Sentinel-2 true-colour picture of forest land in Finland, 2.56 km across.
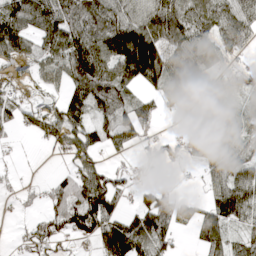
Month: April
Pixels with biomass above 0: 73%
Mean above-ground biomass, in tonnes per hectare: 66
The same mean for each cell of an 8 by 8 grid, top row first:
110 109 100 97 101 90 80 93
92 79 131 154 220 79 64 57
24 46 99 119 105 84 50 45
50 53 68 81 52 37 22 23
10 30 67 45 27 35 57 31
11 11 86 58 17 5 41 72
9 61 138 71 63 71 54 94
12 62 43 109 100 40 73 40
